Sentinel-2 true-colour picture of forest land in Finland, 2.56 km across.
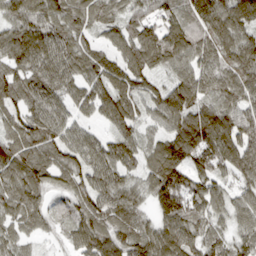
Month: March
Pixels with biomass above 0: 97%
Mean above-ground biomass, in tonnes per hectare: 89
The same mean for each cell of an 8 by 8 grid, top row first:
91 96 76 64 81 88 144 122
101 95 73 64 125 116 100 104
79 86 76 93 79 75 85 103
73 89 47 90 61 125 95 97
87 87 82 77 61 128 145 121
97 74 88 90 67 155 100 82
81 57 84 96 47 143 89 69
57 20 77 93 95 119 80 61
